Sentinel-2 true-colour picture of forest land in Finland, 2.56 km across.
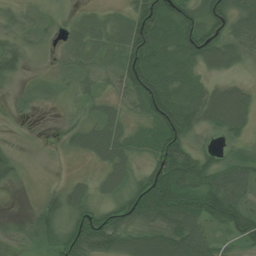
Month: July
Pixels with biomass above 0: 79%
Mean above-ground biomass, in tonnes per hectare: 49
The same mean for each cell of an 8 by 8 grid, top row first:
25 14 15 18 96 76 89 74
38 10 33 37 113 57 93 49
21 14 35 24 111 53 25 19
8 3 15 32 45 84 70 85
5 2 41 67 21 96 12 17
22 1 10 47 50 117 74 58
0 44 61 54 98 102 102 81
4 36 103 79 75 82 44 55
